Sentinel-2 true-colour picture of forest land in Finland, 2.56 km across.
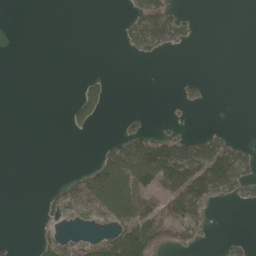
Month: May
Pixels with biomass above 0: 26%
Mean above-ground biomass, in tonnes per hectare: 32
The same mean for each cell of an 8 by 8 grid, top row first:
0 0 0 0 107 56 0 0
0 0 0 0 50 32 0 0
0 0 10 9 0 5 6 0
0 0 46 3 6 2 1 0
0 0 0 30 95 77 60 23
0 0 25 147 108 132 170 91
0 17 36 106 86 92 53 6
6 29 17 70 138 55 13 12
